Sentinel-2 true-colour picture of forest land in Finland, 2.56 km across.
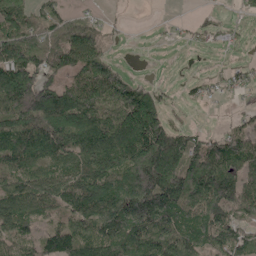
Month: May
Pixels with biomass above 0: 76%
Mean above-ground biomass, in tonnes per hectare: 103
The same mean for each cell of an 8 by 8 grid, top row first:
102 51 39 5 0 2 8 20
149 89 129 20 1 6 21 15
170 79 91 123 21 7 23 25
166 193 182 140 183 18 3 17
167 165 148 162 192 140 82 115
119 91 129 136 190 178 192 140
136 106 128 174 201 163 134 111
91 99 134 170 153 146 100 103
